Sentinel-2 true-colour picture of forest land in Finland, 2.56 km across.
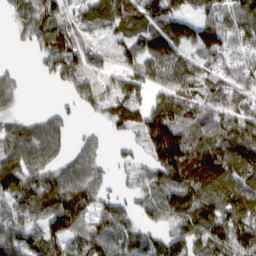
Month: March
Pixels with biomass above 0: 81%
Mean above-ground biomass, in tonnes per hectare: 89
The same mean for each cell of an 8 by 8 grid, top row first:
33 85 44 92 109 93 104 115
12 100 97 34 97 103 95 62
28 19 111 68 91 156 88 70
23 26 33 59 104 149 117 97
97 108 38 23 87 236 145 147
145 95 92 30 53 132 133 132
108 125 113 72 41 76 90 123
114 87 69 81 58 82 90 136
